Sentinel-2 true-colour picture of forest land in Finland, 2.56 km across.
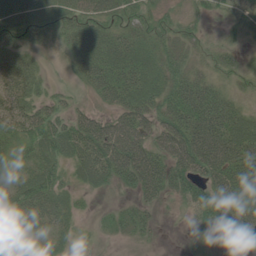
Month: June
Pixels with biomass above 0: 79%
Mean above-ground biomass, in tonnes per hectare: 41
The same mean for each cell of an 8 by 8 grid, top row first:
55 52 40 34 32 17 19 25
43 18 46 64 51 38 16 16
54 16 26 66 59 48 31 21
48 38 24 36 57 64 76 38
43 57 67 87 59 77 77 67
40 52 33 52 76 62 54 57
57 55 16 8 25 12 59 74
16 31 9 6 11 1 14 23
